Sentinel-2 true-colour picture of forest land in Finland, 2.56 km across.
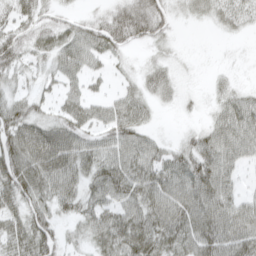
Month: April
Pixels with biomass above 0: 79%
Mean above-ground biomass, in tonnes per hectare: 45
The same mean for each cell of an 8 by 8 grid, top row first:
42 29 21 45 63 23 26 33
53 47 71 46 16 9 0 2
29 24 44 16 30 22 8 8
47 28 54 44 34 8 15 65
69 78 59 55 50 18 58 64
78 67 54 68 62 68 82 22
49 51 46 53 57 69 83 53
54 61 25 76 71 58 71 65
